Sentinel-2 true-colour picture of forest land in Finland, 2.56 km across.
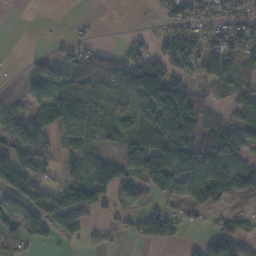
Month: November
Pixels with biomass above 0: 65%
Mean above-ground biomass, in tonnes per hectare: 63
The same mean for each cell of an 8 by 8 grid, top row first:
0 0 5 0 2 68 52 48
0 8 38 22 39 90 72 79
6 84 58 78 141 53 64 74
33 90 77 64 70 146 55 63
109 83 65 27 110 191 99 76
113 46 66 113 111 115 190 82
71 92 101 46 51 34 70 14
37 29 36 11 42 28 48 49
